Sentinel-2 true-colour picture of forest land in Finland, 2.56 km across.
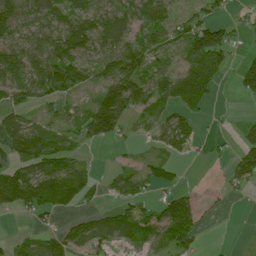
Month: July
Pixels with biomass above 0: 64%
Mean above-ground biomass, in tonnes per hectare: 69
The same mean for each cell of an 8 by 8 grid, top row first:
99 88 106 106 98 62 56 17
97 94 129 118 88 48 191 25
110 116 83 110 104 113 131 68
46 44 66 174 62 61 20 3
76 84 51 36 16 73 15 60
87 104 81 44 66 38 1 85
53 59 32 44 51 124 19 2
29 59 64 58 58 108 4 0
